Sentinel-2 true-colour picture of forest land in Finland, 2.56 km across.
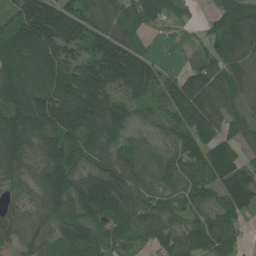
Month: June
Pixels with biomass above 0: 92%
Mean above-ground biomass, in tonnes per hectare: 115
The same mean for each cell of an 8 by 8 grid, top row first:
117 214 122 95 92 53 27 121
134 147 134 177 53 16 72 112
138 117 202 186 174 94 132 96
146 194 221 160 78 121 145 62
144 159 147 126 86 87 121 87
94 172 126 129 85 91 102 121
61 119 123 108 88 84 99 95
71 96 139 81 61 99 140 55
